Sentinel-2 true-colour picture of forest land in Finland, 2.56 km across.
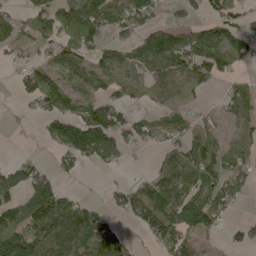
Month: May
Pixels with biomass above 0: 61%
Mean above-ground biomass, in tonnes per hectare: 70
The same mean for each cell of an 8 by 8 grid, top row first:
44 85 113 80 90 19 45 47
41 47 71 62 137 110 100 71
23 77 61 68 49 67 63 32
9 68 95 87 33 55 22 56
1 39 168 109 44 74 91 60
78 56 20 9 26 99 117 71
109 189 86 40 109 127 135 19
148 98 95 82 21 97 24 27
